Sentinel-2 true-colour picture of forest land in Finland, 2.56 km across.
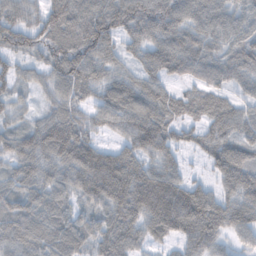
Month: November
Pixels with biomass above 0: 91%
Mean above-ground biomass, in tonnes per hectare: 77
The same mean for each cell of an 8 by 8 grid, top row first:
76 86 108 108 105 98 89 70
70 77 107 67 77 107 75 79
58 56 102 70 74 54 76 70
47 50 64 91 105 73 85 66
76 79 74 38 76 58 71 79
63 69 55 125 89 70 26 99
76 83 55 89 80 125 84 93
78 82 73 89 56 54 84 39
